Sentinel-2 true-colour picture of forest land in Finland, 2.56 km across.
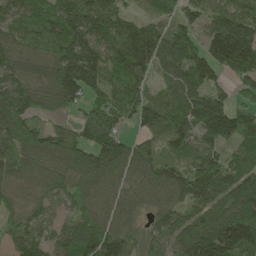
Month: May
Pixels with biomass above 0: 91%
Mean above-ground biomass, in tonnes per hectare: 108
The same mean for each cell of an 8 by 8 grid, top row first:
80 103 160 114 44 67 81 122
90 125 172 125 161 119 116 211
97 92 175 76 67 85 83 93
180 58 58 98 113 104 223 102
129 104 102 114 57 68 78 91
96 87 104 82 86 89 133 116
66 68 84 70 51 87 110 153
82 81 159 149 69 96 212 219
